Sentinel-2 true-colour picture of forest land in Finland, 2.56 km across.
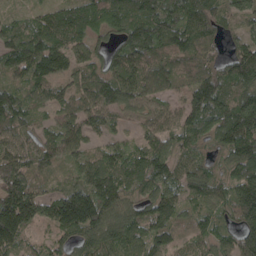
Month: April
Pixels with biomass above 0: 94%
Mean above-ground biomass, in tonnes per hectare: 112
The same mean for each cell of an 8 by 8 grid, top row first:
38 93 112 109 143 119 130 69
122 150 85 86 143 131 96 94
72 111 97 146 158 106 143 144
128 66 107 113 93 94 150 179
91 112 86 67 92 98 80 176
156 48 90 148 140 102 112 128
224 117 207 110 100 97 72 153
112 57 96 96 116 51 70 121
